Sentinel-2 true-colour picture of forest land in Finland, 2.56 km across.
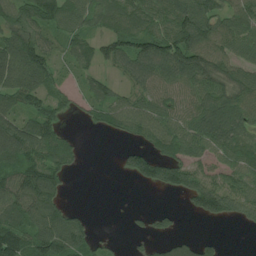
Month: July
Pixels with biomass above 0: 72%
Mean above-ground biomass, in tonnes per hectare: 74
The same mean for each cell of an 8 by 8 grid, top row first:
81 106 75 82 92 104 90 77
118 64 67 72 101 123 102 72
105 68 31 39 69 84 111 91
91 87 24 73 80 68 106 101
131 143 27 4 53 95 82 90
93 109 5 3 100 102 59 72
107 110 15 1 10 14 112 75
143 130 88 10 23 44 23 0
